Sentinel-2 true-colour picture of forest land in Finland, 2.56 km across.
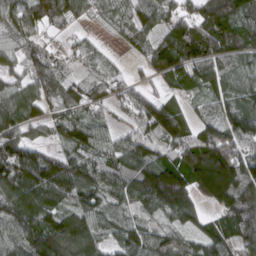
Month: March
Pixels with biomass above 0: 89%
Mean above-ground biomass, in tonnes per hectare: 105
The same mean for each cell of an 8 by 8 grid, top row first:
90 102 49 63 88 99 143 141
80 65 45 14 62 176 166 119
70 99 58 69 44 92 102 76
121 67 77 54 125 93 55 103
129 66 111 69 99 117 179 120
163 163 137 96 141 160 230 184
143 110 104 79 73 141 62 172
99 154 158 70 101 61 92 96
